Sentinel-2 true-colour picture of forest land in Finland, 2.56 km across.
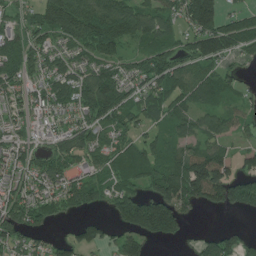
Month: July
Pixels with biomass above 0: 78%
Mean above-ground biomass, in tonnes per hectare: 89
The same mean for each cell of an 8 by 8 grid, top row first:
44 104 145 138 101 91 197 70
105 80 84 91 68 85 130 70
79 82 103 124 94 113 90 39
53 51 83 113 86 86 76 58
67 47 89 74 78 62 85 30
62 103 60 96 104 135 218 90
124 83 73 76 193 148 65 82
89 40 73 48 82 46 57 68
